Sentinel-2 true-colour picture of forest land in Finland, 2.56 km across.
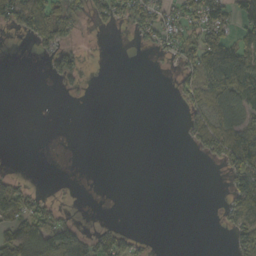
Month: October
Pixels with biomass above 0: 33%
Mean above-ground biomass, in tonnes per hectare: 35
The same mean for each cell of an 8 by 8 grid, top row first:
78 162 39 51 83 40 101 62
0 69 28 0 18 47 111 81
0 12 23 0 0 31 96 109
0 0 0 0 0 2 55 61
0 0 0 0 0 1 63 99
16 0 0 0 0 0 0 76
68 42 2 0 0 0 0 67
101 143 93 67 12 0 0 56
